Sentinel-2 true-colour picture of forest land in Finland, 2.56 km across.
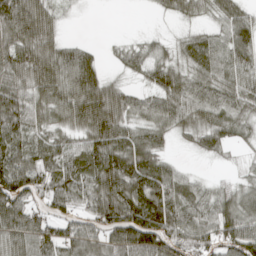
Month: April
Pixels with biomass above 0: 82%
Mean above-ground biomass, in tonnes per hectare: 69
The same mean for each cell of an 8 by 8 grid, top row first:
120 79 3 0 1 37 32 65
99 88 43 16 40 30 66 80
74 105 112 29 33 68 65 68
107 73 113 115 58 74 76 57
83 72 59 105 83 16 51 29
104 82 87 124 117 49 11 20
101 54 49 122 133 88 57 82
83 52 75 82 111 76 63 92
